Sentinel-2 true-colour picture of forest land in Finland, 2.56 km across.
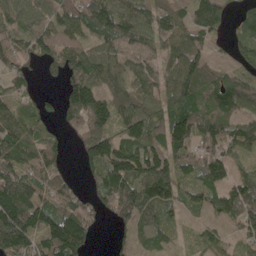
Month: May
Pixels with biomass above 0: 83%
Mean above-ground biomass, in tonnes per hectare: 94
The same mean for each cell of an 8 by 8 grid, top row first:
80 86 122 158 90 87 135 36
91 80 86 102 88 82 41 47
62 13 107 110 90 112 80 87
67 29 173 121 109 110 87 64
110 62 67 136 143 113 81 92
134 96 31 192 156 98 107 50
197 116 109 123 128 57 63 123
178 115 127 20 59 31 45 42
